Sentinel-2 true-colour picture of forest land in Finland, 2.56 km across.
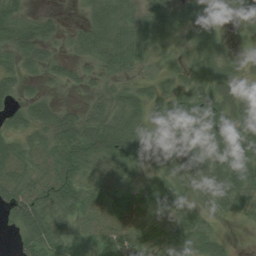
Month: July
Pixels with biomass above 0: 84%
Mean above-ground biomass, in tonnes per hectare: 45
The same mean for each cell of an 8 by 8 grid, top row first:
44 19 11 79 42 32 34 29
52 27 32 80 55 21 44 5
37 21 22 27 19 38 64 29
32 37 22 52 51 61 79 58
42 59 66 76 43 41 77 89
83 81 42 48 44 23 33 76
65 71 64 49 44 47 14 26
20 73 45 67 47 49 47 1
